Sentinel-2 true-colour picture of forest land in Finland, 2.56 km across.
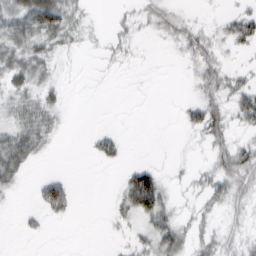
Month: February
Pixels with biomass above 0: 50%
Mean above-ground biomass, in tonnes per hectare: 19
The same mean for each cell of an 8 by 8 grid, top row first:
46 72 20 5 19 21 4 30
38 28 10 13 3 14 33 19
30 22 1 1 1 0 38 18
24 26 0 0 0 4 51 33
45 15 0 23 0 2 25 23
25 16 0 1 52 5 22 43
3 39 2 10 60 15 18 20
1 2 0 3 20 38 19 20
